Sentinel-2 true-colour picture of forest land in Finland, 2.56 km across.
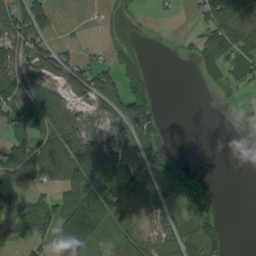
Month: August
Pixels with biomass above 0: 57%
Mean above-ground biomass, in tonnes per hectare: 57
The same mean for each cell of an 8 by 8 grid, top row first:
124 74 3 12 3 5 93 102
113 72 23 27 3 4 70 97
109 68 102 82 55 0 22 57
88 83 37 67 101 0 0 12
90 73 75 52 79 7 0 0
74 73 117 61 73 127 15 0
21 69 171 86 45 52 64 0
12 89 146 37 68 66 115 0
